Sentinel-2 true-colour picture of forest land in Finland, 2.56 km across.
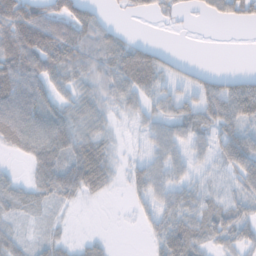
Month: November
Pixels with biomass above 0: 65%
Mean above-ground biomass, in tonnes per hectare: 42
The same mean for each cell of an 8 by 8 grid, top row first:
150 95 81 10 15 15 17 48
107 115 92 73 45 4 0 0
72 49 9 15 62 28 30 39
74 66 2 12 13 40 57 77
47 88 42 22 16 36 32 78
17 78 92 32 38 28 17 49
40 26 8 1 19 53 39 35
33 26 11 6 8 70 40 40
